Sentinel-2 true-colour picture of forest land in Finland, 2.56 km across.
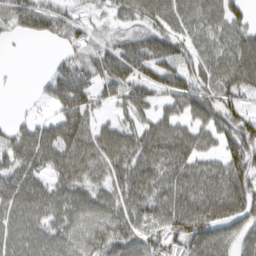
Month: March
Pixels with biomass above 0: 82%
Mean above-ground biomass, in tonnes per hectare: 73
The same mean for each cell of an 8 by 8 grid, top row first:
70 68 29 32 67 83 84 47
2 5 50 57 101 79 61 88
2 39 92 93 86 84 76 93
4 17 114 35 53 56 90 58
75 98 110 99 92 110 47 100
88 62 86 77 94 91 93 95
90 88 81 76 74 97 101 84
82 80 72 81 75 70 95 61
